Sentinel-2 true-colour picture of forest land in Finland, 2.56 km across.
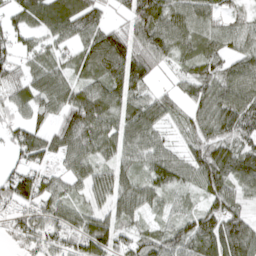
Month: April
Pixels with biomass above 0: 87%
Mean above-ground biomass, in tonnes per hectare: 76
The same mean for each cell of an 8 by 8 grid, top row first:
55 56 82 28 130 85 70 43
54 51 67 125 95 80 76 59
79 82 58 103 87 31 81 96
51 59 115 79 96 46 79 112
75 76 94 78 78 31 84 70
95 55 66 83 60 72 102 95
78 83 49 68 54 36 73 55
50 75 88 100 61 91 109 142
